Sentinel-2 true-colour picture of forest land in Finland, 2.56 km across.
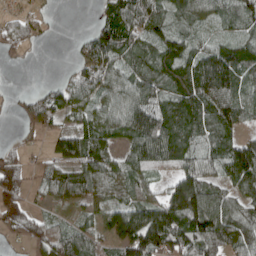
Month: April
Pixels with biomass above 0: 79%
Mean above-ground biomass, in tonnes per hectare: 78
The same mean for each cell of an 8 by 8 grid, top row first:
34 10 0 81 120 52 55 64
36 5 44 122 74 85 50 60
1 10 91 84 75 93 135 67
31 122 66 74 120 99 91 67
18 37 120 65 130 111 55 98
57 59 97 84 75 81 75 127
54 22 47 78 127 158 153 85
34 95 95 82 184 130 146 95
